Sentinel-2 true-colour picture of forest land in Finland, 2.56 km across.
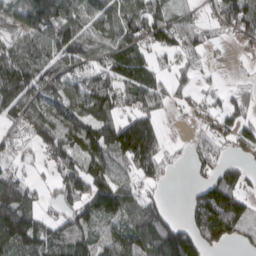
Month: March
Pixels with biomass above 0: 75%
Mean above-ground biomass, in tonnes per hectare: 84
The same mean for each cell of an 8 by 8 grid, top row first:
58 149 104 98 93 55 41 114
80 103 124 94 71 66 35 18
169 118 87 97 93 54 11 10
100 98 105 88 90 21 47 76
44 83 116 144 197 8 58 68
70 22 98 91 61 5 42 55
161 29 80 122 91 9 183 134
149 92 107 74 124 176 88 41
